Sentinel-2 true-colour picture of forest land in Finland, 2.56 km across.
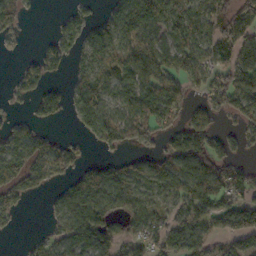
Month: October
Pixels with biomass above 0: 67%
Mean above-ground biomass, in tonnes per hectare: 66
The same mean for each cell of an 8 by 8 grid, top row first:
85 1 42 50 138 80 89 87
13 46 49 80 84 76 70 86
32 49 42 75 77 68 54 94
13 75 64 53 101 52 61 73
90 70 24 49 42 71 94 40
79 73 72 81 60 92 103 76
48 19 87 81 78 63 82 91
4 40 80 78 70 100 61 68
